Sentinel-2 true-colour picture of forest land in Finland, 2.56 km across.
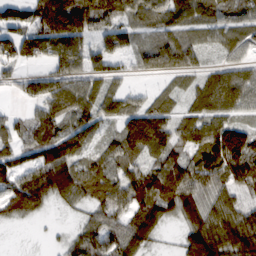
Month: February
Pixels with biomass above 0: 83%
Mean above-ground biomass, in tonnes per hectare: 73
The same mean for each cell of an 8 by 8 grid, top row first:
82 139 123 84 73 67 54 64
118 94 79 62 48 89 32 52
41 72 77 45 16 35 56 74
19 72 74 55 82 44 71 43
59 119 85 47 103 64 123 147
83 118 94 85 87 107 103 87
69 30 37 81 101 80 84 66
1 5 56 79 64 21 130 104
